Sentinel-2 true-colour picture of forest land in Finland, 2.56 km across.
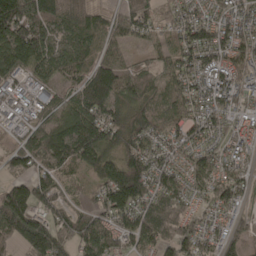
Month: April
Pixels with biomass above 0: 91%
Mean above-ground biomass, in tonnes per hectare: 105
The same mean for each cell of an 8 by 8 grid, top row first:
217 170 145 72 106 73 72 87
182 115 102 69 34 80 129 109
73 72 94 132 82 85 79 90
48 67 131 125 99 77 100 62
49 171 194 121 115 88 71 59
83 116 46 138 157 91 98 65
206 126 56 140 141 134 48 51
122 228 122 119 117 127 73 57
